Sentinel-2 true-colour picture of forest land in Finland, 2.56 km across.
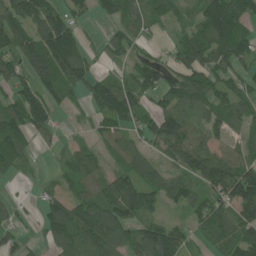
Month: June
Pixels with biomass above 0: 78%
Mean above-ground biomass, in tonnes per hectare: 87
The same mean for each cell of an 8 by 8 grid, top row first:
116 115 47 66 66 43 149 129
130 179 93 60 23 68 159 118
97 118 97 54 87 73 100 64
105 112 19 114 73 120 79 79
117 20 31 54 59 158 80 53
30 14 81 72 71 80 147 146
34 72 109 124 117 50 86 135
37 54 102 106 96 105 38 111
